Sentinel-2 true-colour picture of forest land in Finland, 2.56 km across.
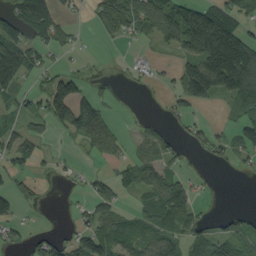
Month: September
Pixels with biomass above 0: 53%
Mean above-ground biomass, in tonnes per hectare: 47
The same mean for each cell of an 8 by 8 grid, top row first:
62 72 9 81 78 110 134 55
118 37 7 3 8 47 131 78
80 43 41 12 13 40 162 139
34 86 110 19 3 29 6 42
49 13 18 30 30 26 39 26
34 12 11 33 54 37 5 7
44 3 14 38 49 90 6 7
23 41 32 71 68 61 63 70
